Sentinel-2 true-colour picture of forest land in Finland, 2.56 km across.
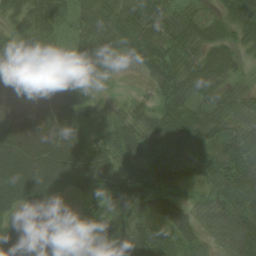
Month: August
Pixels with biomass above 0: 87%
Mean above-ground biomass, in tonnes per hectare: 50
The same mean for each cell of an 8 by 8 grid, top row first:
36 53 38 55 64 54 26 65
33 30 34 35 58 56 43 34
76 70 31 9 12 65 63 21
77 82 53 15 26 79 50 42
81 91 72 57 57 68 51 74
74 77 84 76 76 64 43 71
28 7 18 85 44 46 24 62
33 0 14 60 57 43 13 55
